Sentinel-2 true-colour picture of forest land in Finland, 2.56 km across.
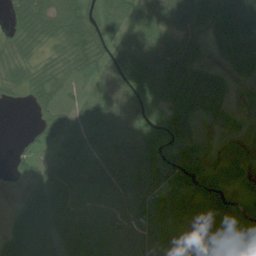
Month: July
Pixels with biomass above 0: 84%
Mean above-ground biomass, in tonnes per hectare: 57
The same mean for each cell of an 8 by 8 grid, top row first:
47 83 66 63 68 48 38 61
47 29 81 87 80 47 19 58
43 66 47 65 87 63 48 18
1 38 62 60 52 67 37 14
11 47 58 62 55 53 13 26
17 59 69 90 82 86 54 26
49 82 69 88 91 81 86 31
89 70 74 81 83 72 57 49
